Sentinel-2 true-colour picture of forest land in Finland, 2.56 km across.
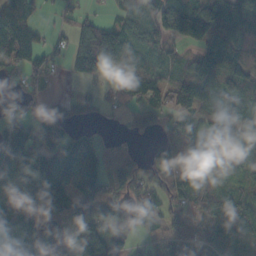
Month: October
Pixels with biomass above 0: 77%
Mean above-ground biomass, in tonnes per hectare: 62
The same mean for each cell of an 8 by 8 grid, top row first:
111 6 31 21 63 103 106 118
115 34 87 118 59 28 72 60
10 20 31 31 73 48 70 64
27 40 29 20 55 45 65 73
89 81 79 37 10 41 54 62
83 97 72 82 46 64 50 48
75 97 92 89 59 36 72 74
70 72 84 80 18 62 79 61
